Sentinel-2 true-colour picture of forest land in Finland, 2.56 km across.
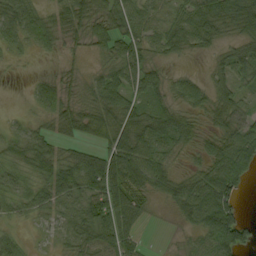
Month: September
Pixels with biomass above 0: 81%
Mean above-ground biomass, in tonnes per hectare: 44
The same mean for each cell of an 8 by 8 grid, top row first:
69 37 69 69 39 30 68 85
24 28 19 48 43 38 30 46
2 30 22 56 33 28 33 48
5 36 38 58 45 45 44 43
32 34 25 51 60 49 33 67
33 44 61 86 68 37 64 64
26 39 53 89 35 34 94 35
36 12 41 63 12 4 49 75
